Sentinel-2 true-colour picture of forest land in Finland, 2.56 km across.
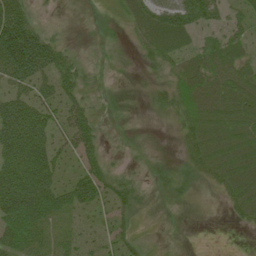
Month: June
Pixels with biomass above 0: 84%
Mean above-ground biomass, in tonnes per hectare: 49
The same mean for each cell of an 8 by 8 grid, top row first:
119 11 6 11 61 87 56 24
205 95 11 10 30 49 40 36
94 67 48 12 17 38 57 53
128 75 66 11 11 33 54 55
139 81 72 7 13 14 57 58
121 88 71 41 12 27 35 62
110 73 60 41 15 12 4 41
70 33 38 38 16 6 0 0
